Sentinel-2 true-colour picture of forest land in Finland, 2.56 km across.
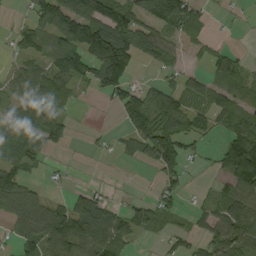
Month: September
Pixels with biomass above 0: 61%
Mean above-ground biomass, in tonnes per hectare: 61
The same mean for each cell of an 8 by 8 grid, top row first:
8 107 125 129 55 95 16 5
37 77 118 190 67 32 27 8
61 85 54 132 11 25 46 40
76 81 3 17 146 77 55 57
93 69 2 17 98 84 15 123
77 10 1 0 1 52 11 136
101 69 92 42 50 34 34 95
52 74 87 86 12 35 53 111
